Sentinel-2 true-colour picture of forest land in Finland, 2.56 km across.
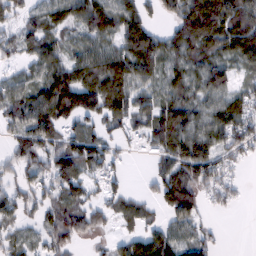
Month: February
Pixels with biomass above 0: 78%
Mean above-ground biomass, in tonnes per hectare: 66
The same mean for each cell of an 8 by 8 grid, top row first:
43 66 81 82 54 69 124 126
50 59 52 60 110 78 77 99
39 85 98 98 66 69 76 36
78 107 115 78 71 102 62 78
57 78 79 40 40 98 82 71
44 73 79 45 14 103 82 17
57 55 74 52 40 95 29 10
35 51 46 27 72 64 40 0
